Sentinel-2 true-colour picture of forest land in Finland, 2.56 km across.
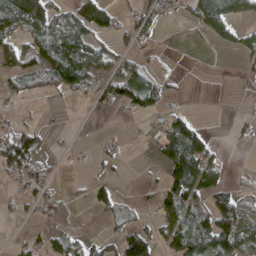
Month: April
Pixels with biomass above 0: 44%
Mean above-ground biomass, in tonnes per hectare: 42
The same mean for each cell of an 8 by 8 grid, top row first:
123 106 88 39 33 10 75 39
51 103 92 36 15 0 3 31
45 65 82 60 62 10 0 13
16 4 0 12 42 22 1 12
98 20 3 13 3 122 57 8
43 33 4 12 5 80 102 4
17 25 5 16 12 88 77 61
12 45 28 36 95 91 105 97
